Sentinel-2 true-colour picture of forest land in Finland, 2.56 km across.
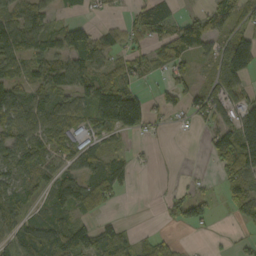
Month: September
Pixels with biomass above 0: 63%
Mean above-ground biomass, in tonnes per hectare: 55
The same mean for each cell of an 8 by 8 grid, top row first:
73 48 15 8 77 39 69 50
86 73 111 51 43 77 52 127
67 71 73 64 31 45 25 75
85 90 56 130 83 24 63 84
77 74 61 23 4 0 30 139
64 52 63 66 1 3 5 89
54 63 61 14 0 35 35 52
63 95 86 74 22 17 5 11
